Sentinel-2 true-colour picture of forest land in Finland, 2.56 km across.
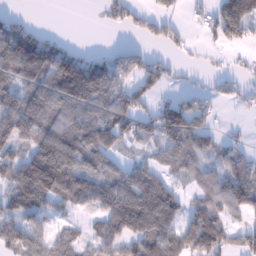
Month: January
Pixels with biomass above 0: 68%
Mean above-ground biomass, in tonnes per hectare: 86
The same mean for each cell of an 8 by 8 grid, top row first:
30 0 0 36 41 35 42 132
165 110 23 21 35 33 12 34
99 134 193 154 92 20 20 29
163 160 110 170 61 131 58 9
135 183 148 102 39 108 54 34
142 248 146 95 113 54 38 96
87 73 50 120 192 58 82 63
91 78 39 91 117 76 135 57
